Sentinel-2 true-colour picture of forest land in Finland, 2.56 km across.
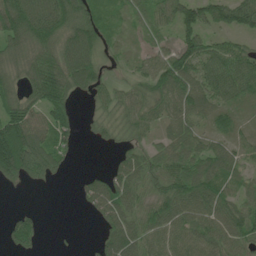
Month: June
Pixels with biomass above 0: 80%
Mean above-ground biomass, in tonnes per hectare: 68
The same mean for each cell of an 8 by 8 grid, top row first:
157 135 103 38 41 83 83 91
60 90 121 24 23 68 63 49
48 149 105 31 53 109 89 88
98 103 18 48 69 68 63 25
181 93 20 27 41 72 46 35
95 50 14 62 80 89 89 46
11 1 12 94 65 92 95 75
71 5 3 82 75 62 79 77
